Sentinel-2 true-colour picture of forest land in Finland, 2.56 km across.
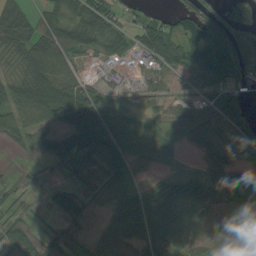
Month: August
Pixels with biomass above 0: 78%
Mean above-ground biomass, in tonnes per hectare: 54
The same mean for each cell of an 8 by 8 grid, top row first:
64 51 67 48 40 49 80 30
63 92 65 52 73 71 93 92
56 93 51 20 20 37 78 75
71 80 108 50 33 33 53 78
27 40 77 77 72 32 47 61
6 3 13 48 32 35 64 73
16 16 35 36 98 61 52 80
43 26 15 44 67 59 48 72
